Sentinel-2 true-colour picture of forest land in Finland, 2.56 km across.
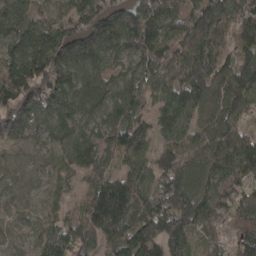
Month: April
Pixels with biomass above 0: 92%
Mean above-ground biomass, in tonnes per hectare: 117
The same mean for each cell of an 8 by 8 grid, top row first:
98 67 125 148 173 114 189 88
113 201 164 117 133 105 127 77
188 150 102 77 108 116 142 130
154 113 97 100 81 135 90 119
62 67 115 108 138 112 115 146
50 53 79 108 102 214 110 110
52 29 77 210 151 238 140 97
23 88 125 127 201 172 71 74
